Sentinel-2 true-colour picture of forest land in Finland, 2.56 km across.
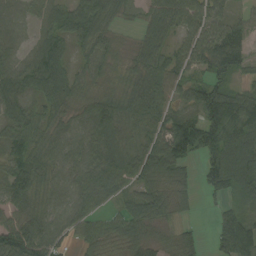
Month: September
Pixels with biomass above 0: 85%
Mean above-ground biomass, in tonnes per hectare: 61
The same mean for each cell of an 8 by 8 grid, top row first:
16 48 87 61 37 66 53 23
20 65 42 38 56 34 88 96
70 87 41 27 70 56 56 33
64 56 38 46 88 55 152 132
63 65 59 60 51 100 101 116
78 62 45 27 52 52 56 112
57 54 39 27 72 41 8 53
105 68 40 50 59 43 17 141
